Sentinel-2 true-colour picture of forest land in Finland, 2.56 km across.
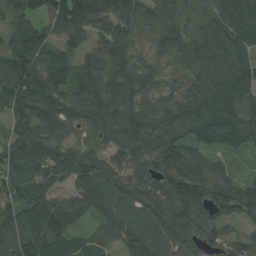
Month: August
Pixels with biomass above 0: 95%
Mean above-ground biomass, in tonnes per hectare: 94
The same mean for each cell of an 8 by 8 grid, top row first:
93 104 164 146 88 83 104 97
78 98 58 141 55 84 117 103
109 122 86 85 77 47 116 126
72 85 86 95 84 87 121 105
78 89 49 83 96 128 103 108
62 77 102 85 74 133 110 64
87 120 80 108 101 112 104 111
110 112 48 58 108 85 76 48
